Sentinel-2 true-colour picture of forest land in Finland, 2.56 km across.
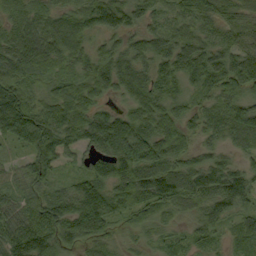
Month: September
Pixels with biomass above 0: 93%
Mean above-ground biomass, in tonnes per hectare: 72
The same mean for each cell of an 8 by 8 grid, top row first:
60 64 69 90 50 45 67 55
108 95 63 48 69 80 70 61
84 54 71 74 69 65 83 100
131 79 89 51 79 62 45 75
44 89 59 180 162 86 33 41
32 54 51 108 120 103 88 86
48 77 114 95 60 44 59 61
95 84 67 33 20 26 36 39
